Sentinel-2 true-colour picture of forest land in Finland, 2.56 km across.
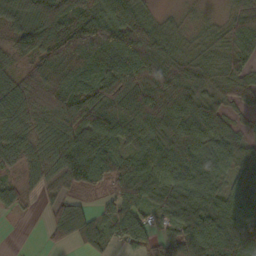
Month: October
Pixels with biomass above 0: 89%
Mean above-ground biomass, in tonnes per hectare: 76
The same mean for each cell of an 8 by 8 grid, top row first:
87 115 113 101 56 16 17 54
72 119 176 132 104 48 45 53
59 120 100 121 87 93 62 59
80 78 88 77 95 109 76 31
67 63 115 78 76 102 89 71
32 54 89 81 91 77 73 84
35 27 58 63 63 78 87 76
0 24 64 43 61 83 110 97
